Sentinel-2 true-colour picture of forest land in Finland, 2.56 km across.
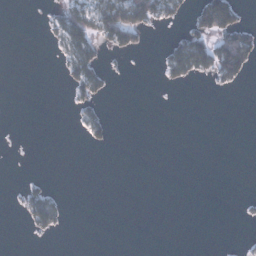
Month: January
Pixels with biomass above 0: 16%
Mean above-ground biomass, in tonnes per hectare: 14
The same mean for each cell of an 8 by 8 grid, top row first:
0 11 64 93 68 16 89 28
0 5 59 29 11 41 63 103
0 0 51 9 0 21 12 25
0 0 18 4 0 0 0 0
0 0 2 11 0 0 0 0
0 3 0 0 0 0 0 0
5 55 0 0 0 0 0 4
0 3 0 0 0 0 0 2
